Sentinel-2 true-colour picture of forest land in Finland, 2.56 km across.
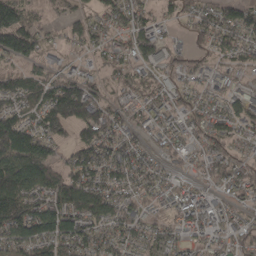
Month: April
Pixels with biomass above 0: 84%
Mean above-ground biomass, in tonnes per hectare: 72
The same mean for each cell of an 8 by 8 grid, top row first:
95 30 45 65 52 30 61 82
112 36 36 53 85 43 56 62
66 68 69 31 47 49 54 36
77 118 147 69 51 57 55 80
155 86 79 85 42 54 70 50
161 102 97 82 68 38 55 75
135 93 103 90 50 69 79 39
108 111 90 68 62 53 59 68
